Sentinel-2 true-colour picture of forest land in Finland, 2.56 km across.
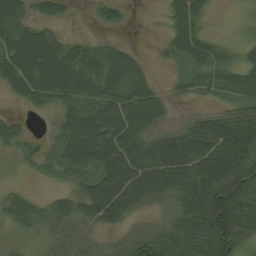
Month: August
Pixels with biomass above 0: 77%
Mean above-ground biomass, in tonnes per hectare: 57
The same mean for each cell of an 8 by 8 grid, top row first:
59 30 2 32 0 44 21 2
79 75 38 44 6 44 45 21
69 82 70 81 62 17 34 39
8 21 83 91 105 8 27 70
28 21 123 108 82 78 90 100
4 16 42 104 109 101 95 126
49 34 49 101 34 48 127 117
10 25 34 17 66 75 127 88
